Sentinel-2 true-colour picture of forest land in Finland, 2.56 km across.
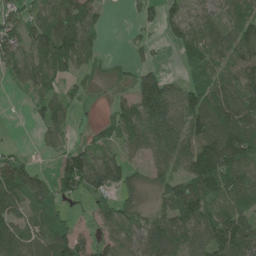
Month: June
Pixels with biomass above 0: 77%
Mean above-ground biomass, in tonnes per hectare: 73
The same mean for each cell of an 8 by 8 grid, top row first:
62 78 119 8 32 54 51 82
73 114 114 2 26 37 102 104
32 62 30 21 74 30 83 92
1 64 16 37 102 95 136 124
10 31 27 55 69 91 140 123
82 29 128 103 36 76 154 116
65 62 11 55 34 123 120 105
87 79 79 61 74 108 123 140
